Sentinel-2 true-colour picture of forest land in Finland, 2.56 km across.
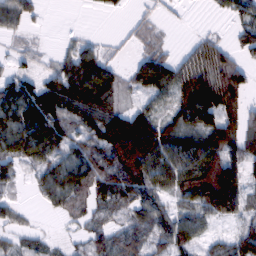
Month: February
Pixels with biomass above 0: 74%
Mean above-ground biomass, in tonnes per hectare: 57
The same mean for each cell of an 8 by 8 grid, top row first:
53 4 0 7 17 5 4 43
14 6 47 9 27 11 57 30
54 52 116 69 75 69 85 80
73 85 83 85 58 45 100 74
63 78 44 121 161 79 98 83
37 42 59 91 111 91 125 82
21 19 45 53 62 45 83 62
22 15 18 57 57 81 31 76
